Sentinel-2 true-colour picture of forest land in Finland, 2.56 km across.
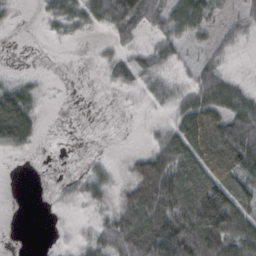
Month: October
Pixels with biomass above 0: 65%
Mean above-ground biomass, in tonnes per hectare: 45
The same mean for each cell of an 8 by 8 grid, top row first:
10 27 48 79 61 71 49 27
2 2 1 30 27 32 30 14
20 6 0 21 40 21 51 14
98 8 1 2 15 45 76 63
51 3 2 1 9 89 98 95
0 3 19 25 89 90 109 79
0 6 18 42 103 101 161 96
1 4 19 67 111 118 151 102
